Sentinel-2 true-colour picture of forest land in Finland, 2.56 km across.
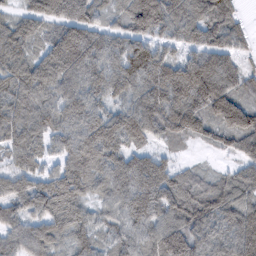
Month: February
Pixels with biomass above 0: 93%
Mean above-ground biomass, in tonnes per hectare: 97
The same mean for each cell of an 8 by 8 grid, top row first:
68 114 109 58 159 107 96 39
99 91 152 91 98 63 93 61
105 118 101 103 111 154 165 70
95 83 101 76 118 153 120 172
93 66 115 113 73 44 44 79
85 74 111 94 134 72 30 62
81 96 80 66 125 111 109 111
78 99 74 67 85 162 105 126
